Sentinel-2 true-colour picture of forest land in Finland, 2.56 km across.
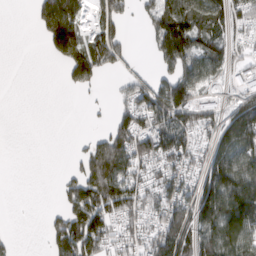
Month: March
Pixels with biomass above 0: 60%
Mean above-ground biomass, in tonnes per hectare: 83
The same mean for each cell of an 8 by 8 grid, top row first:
0 167 107 104 54 144 114 62
0 60 124 134 15 158 88 36
0 0 92 12 52 128 66 38
0 0 1 34 111 143 74 144
0 0 12 172 121 122 61 170
0 0 102 229 69 99 134 154
0 10 157 124 90 149 166 161
13 48 165 66 70 195 123 99
